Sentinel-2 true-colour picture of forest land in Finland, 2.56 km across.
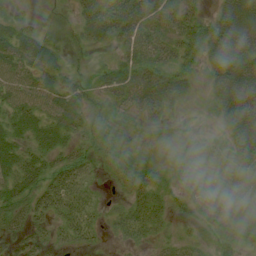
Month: July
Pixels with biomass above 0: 81%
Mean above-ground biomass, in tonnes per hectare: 35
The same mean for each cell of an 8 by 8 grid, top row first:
20 6 33 60 52 37 31 71
59 39 22 24 53 37 57 62
58 52 23 52 61 45 32 71
53 57 45 23 45 11 11 78
46 50 29 18 14 17 13 47
56 47 38 12 32 18 5 7
48 46 35 12 40 20 12 6
37 25 27 9 18 21 19 22
